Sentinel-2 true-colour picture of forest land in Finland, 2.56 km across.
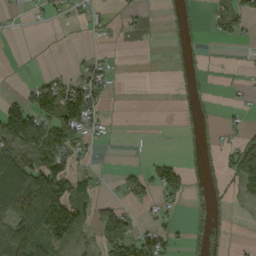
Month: September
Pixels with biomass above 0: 37%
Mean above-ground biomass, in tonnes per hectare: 36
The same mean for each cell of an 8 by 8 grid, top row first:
3 20 13 10 12 15 20 52
0 0 2 5 1 14 2 5
2 31 52 23 0 6 2 5
85 97 131 4 0 7 3 11
79 105 49 3 0 0 11 53
118 128 52 6 50 61 12 72
105 165 59 52 19 19 7 6
95 86 29 82 75 24 13 4
